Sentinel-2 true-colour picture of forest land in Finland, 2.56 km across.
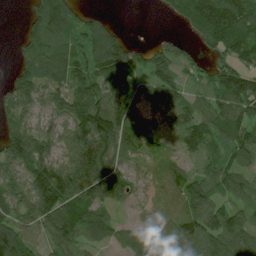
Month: July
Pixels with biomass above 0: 82%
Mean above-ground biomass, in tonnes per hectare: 78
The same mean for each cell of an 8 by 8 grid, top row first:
2 133 54 9 0 48 137 126
20 94 77 102 44 52 47 128
70 91 81 124 58 65 51 117
91 58 113 140 81 73 75 101
108 74 109 93 51 26 56 89
52 148 122 91 31 57 67 66
83 119 107 46 29 44 98 70
101 65 58 49 92 127 120 87
